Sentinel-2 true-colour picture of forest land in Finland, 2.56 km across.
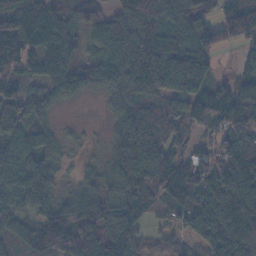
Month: November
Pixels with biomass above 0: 88%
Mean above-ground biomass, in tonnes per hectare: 105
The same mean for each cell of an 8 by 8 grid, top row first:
128 122 85 82 152 101 63 175
155 114 64 118 155 111 99 62
101 93 99 99 152 149 97 67
133 62 2 42 102 107 147 140
126 70 14 44 164 73 49 106
140 116 37 80 120 140 115 171
91 114 104 115 89 87 135 198
63 140 145 130 62 52 108 137
